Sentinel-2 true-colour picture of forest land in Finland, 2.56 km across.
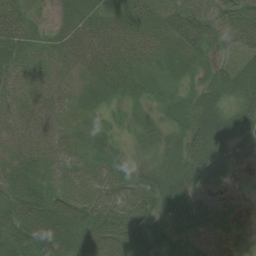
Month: August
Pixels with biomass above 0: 91%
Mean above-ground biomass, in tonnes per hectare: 39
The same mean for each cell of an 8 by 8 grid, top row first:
39 10 42 39 45 55 56 44
39 32 57 42 33 44 40 38
28 30 23 46 26 25 30 51
25 29 16 18 23 33 51 50
24 21 21 25 26 38 72 46
48 30 26 33 34 46 46 8
59 68 42 48 52 49 27 12
67 80 67 79 67 39 14 20
